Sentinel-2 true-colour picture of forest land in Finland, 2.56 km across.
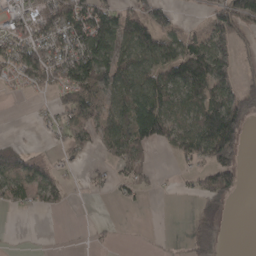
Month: April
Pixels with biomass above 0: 53%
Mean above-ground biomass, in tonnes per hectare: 58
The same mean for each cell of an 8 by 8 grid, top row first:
37 98 123 90 79 24 46 132
70 88 94 103 110 83 112 48
35 74 100 96 102 95 137 58
0 12 78 72 159 71 114 119
17 7 36 74 104 68 133 80
65 42 5 22 41 12 66 54
19 21 3 2 8 0 51 0
1 2 1 7 1 3 81 0
